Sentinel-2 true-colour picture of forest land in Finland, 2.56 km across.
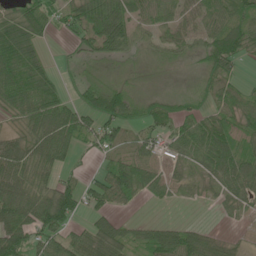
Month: June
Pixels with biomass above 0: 75%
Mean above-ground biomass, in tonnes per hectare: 46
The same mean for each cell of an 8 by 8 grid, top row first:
43 51 70 99 45 39 58 57
82 11 25 62 24 36 62 67
73 43 24 17 6 5 33 20
38 73 58 70 39 40 34 49
50 77 35 33 38 45 78 46
65 38 18 62 64 33 42 67
78 97 50 34 5 7 6 30
73 55 49 65 42 63 44 11
